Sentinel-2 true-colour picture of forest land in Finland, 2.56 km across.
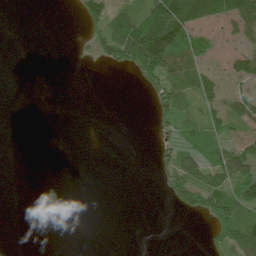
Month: June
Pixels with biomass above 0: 34%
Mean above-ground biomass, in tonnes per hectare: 31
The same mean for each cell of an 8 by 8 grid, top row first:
0 0 38 67 80 157 64 87
0 0 7 85 223 117 26 22
0 0 0 0 49 49 35 27
0 0 0 0 0 65 31 48
0 0 0 0 0 43 67 58
0 1 0 0 0 59 57 69
0 9 0 0 0 21 78 92
1 0 0 0 0 0 23 112
